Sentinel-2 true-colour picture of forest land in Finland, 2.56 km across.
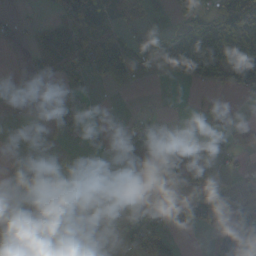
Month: October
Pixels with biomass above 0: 46%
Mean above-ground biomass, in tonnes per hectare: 40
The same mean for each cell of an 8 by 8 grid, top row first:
10 9 89 54 10 31 63 104
4 69 70 93 24 91 102 83
4 20 56 57 15 24 76 65
4 24 47 5 16 2 14 3
6 17 15 16 106 55 34 34
13 28 1 15 51 60 21 7
21 73 11 3 29 59 48 46
21 78 36 59 96 21 20 115
